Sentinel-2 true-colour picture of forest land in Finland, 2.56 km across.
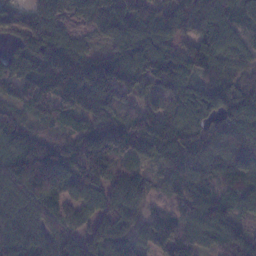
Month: January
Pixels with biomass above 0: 91%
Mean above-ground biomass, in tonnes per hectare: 97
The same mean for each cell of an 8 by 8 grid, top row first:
68 108 64 93 105 109 112 55
74 107 58 69 127 74 111 68
123 142 137 177 116 107 68 46
56 83 117 92 84 112 123 116
100 75 92 159 121 101 93 113
125 171 111 107 57 109 73 93
105 93 71 82 41 54 121 54
115 93 90 103 81 141 82 74
